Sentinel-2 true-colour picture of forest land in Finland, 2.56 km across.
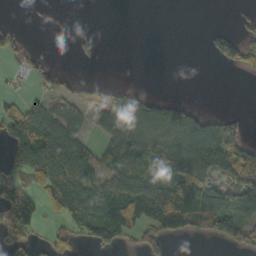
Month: October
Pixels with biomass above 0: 47%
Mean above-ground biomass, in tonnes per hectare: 44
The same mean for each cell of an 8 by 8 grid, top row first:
0 1 0 0 0 0 0 10
28 0 7 0 0 0 17 62
8 22 16 4 0 0 0 3
61 65 37 61 62 51 19 12
88 116 60 58 80 77 92 71
56 99 101 70 85 77 52 56
99 31 68 94 92 134 103 71
37 25 31 69 49 23 25 59
